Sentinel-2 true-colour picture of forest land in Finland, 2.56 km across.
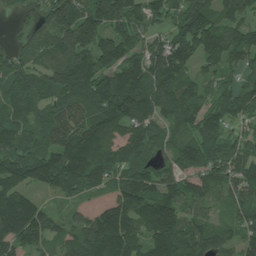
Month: July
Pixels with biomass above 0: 92%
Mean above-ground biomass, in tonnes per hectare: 149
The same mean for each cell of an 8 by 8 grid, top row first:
36 136 187 178 149 125 162 121
73 134 222 191 136 199 167 157
153 160 238 174 186 186 73 81
157 125 147 204 152 152 139 116
158 123 181 114 127 107 165 130
160 155 181 123 123 93 122 163
194 63 156 264 144 137 89 106
173 105 173 257 142 224 164 135
